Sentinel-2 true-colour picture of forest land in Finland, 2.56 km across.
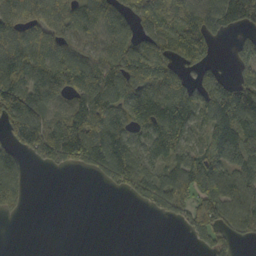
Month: October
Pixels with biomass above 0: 69%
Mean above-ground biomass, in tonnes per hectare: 86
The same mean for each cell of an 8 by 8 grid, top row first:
101 93 112 105 90 82 131 135
102 107 75 100 94 120 46 46
131 160 127 128 116 90 82 79
154 88 125 125 129 130 88 135
111 153 173 162 80 100 69 164
100 5 11 83 85 81 144 103
28 0 0 0 19 71 98 117
0 0 0 0 0 1 51 41
